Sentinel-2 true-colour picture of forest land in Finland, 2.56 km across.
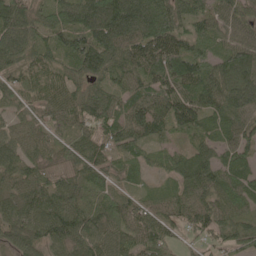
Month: May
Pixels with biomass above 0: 95%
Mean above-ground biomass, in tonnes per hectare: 79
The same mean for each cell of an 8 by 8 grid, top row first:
126 71 116 144 137 101 73 63
124 74 101 105 102 90 69 86
76 79 59 66 72 99 86 111
46 68 78 77 86 101 79 95
55 60 72 85 57 33 61 89
74 66 76 54 27 60 95 77
71 90 96 87 58 62 79 66
68 75 86 86 80 50 45 78
